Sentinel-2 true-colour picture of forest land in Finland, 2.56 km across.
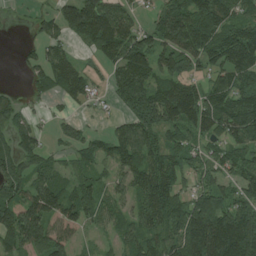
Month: July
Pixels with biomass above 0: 79%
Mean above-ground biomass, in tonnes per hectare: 74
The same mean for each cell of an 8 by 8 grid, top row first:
6 34 160 100 27 119 106 66
5 53 28 94 107 102 96 124
2 64 81 52 122 92 50 84
54 14 12 17 107 118 97 121
66 23 48 79 104 59 44 72
82 66 50 39 87 59 55 56
97 113 92 51 86 76 113 79
90 106 27 29 76 76 168 149
